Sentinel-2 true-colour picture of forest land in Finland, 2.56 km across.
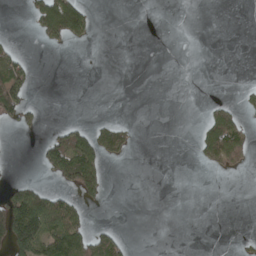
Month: April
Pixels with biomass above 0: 18%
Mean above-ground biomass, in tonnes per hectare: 23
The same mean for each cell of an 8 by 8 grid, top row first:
0 115 100 0 0 0 0 0
18 13 5 0 0 0 0 0
76 0 0 0 0 0 0 2
59 1 0 0 0 0 20 28
0 47 83 72 0 0 35 75
4 22 144 1 0 0 5 7
120 78 37 0 0 0 0 0
96 79 72 48 0 0 0 7
